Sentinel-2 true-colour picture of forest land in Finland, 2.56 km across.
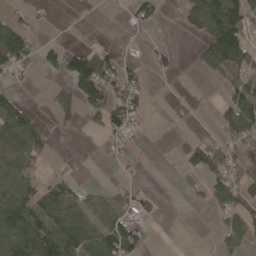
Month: April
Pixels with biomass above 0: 43%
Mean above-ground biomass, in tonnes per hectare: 42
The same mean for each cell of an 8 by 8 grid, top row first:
18 5 0 1 44 10 89 79
121 26 25 22 14 10 66 108
20 10 86 68 29 4 10 66
76 15 49 76 28 1 2 104
53 31 2 22 2 7 46 47
65 22 9 2 2 2 59 63
106 85 47 39 30 0 26 64
97 144 112 100 33 0 3 71
